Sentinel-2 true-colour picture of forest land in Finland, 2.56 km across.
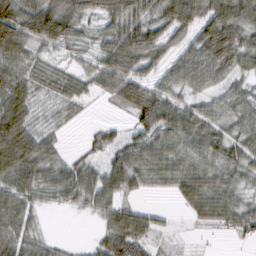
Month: February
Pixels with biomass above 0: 83%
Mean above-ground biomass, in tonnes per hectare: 51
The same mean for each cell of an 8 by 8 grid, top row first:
101 100 61 61 55 69 65 74
89 47 29 66 83 35 89 67
82 35 38 71 52 51 57 35
95 14 12 9 79 55 44 56
107 39 7 36 53 59 58 49
86 62 56 58 52 54 55 47
43 24 28 51 25 11 61 50
49 23 4 63 46 9 5 21
